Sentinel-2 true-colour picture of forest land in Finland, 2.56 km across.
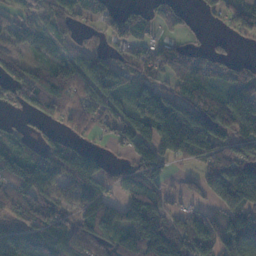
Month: November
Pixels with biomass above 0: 76%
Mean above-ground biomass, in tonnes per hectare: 83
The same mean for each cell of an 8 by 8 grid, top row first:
41 46 38 45 46 53 19 58
56 53 37 40 47 51 33 8
68 83 92 93 59 63 69 62
22 45 72 79 61 157 136 165
52 59 33 28 118 174 136 97
130 110 135 52 91 15 105 219
87 88 86 75 159 31 48 162
127 109 107 117 182 141 86 135
